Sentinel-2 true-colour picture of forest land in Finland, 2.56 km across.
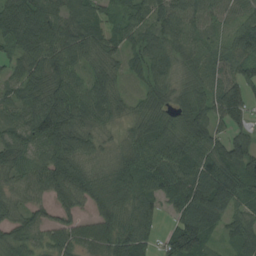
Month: August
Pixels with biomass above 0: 93%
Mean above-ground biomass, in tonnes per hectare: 73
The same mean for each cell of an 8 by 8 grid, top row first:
106 84 69 40 61 85 65 56
66 97 78 56 78 63 51 101
52 94 55 56 55 46 55 82
47 133 85 60 61 74 80 78
77 100 68 26 92 90 88 85
48 93 77 66 82 99 121 88
47 56 51 70 72 57 142 65
62 46 71 85 66 92 53 67
